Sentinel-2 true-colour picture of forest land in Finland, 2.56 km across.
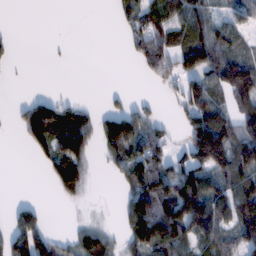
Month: February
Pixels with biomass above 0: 54%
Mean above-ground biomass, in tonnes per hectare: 69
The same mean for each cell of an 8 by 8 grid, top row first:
0 0 0 18 76 93 81 62
10 2 0 0 97 96 132 59
1 0 0 0 17 62 91 173
27 115 56 54 47 25 134 86
7 121 104 101 99 22 222 122
0 39 98 19 126 112 108 114
37 7 10 2 168 149 154 149
107 90 69 39 143 105 92 90
